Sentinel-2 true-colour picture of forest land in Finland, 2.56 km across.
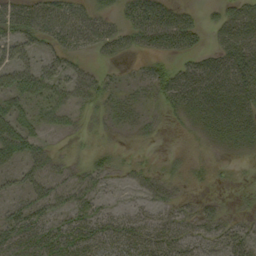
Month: September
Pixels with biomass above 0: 68%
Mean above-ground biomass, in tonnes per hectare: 29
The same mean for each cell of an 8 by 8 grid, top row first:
43 42 32 19 55 41 9 49
41 26 25 23 20 34 19 59
51 36 32 12 20 55 67 62
39 24 18 18 15 23 50 62
52 18 6 8 6 3 16 28
19 31 26 17 23 21 12 3
24 29 31 15 18 27 21 7
34 32 39 40 43 46 27 35
